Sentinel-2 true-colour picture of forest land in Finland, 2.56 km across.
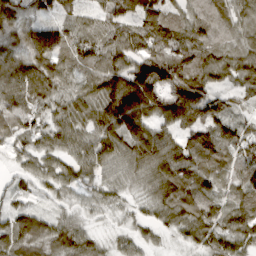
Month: March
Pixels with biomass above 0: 95%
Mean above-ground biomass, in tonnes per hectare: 78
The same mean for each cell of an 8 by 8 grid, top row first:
68 49 54 79 124 72 85 69
56 147 90 76 103 113 80 60
86 80 52 110 160 120 73 60
91 54 76 122 144 138 117 40
58 56 63 83 102 72 106 96
37 62 63 47 60 88 78 78
54 36 36 35 34 76 80 75
129 103 65 29 42 24 75 79
